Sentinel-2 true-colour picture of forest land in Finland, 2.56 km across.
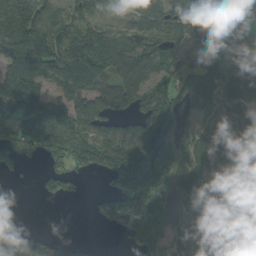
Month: September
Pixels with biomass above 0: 72%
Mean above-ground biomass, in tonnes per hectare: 91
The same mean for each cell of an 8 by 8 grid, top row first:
130 90 54 16 98 92 139 84
188 142 128 104 89 48 97 108
167 106 156 87 91 62 110 96
132 120 103 89 84 66 45 86
83 91 112 109 181 130 86 62
16 53 39 88 163 184 85 60
1 1 0 93 263 86 73 70
90 49 11 3 143 58 96 64
